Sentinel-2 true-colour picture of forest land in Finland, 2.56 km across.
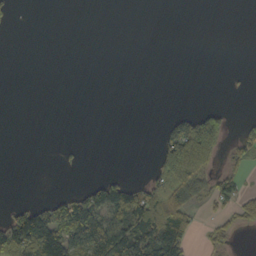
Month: October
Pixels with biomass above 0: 25%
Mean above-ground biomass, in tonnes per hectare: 32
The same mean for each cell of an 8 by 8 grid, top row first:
7 0 0 0 0 0 0 0
0 0 0 0 0 0 0 0
0 0 0 0 0 0 0 0
0 0 0 0 0 20 57 2
0 0 5 0 0 124 114 36
0 0 1 22 16 137 53 33
30 70 119 129 112 98 16 45
129 144 123 143 108 105 19 6
